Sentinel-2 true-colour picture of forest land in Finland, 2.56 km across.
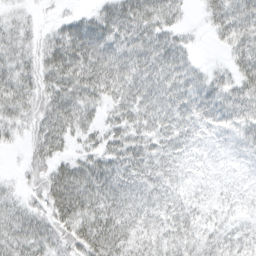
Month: March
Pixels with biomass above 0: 89%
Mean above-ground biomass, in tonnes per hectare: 37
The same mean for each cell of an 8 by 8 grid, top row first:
16 5 23 51 59 29 31 52
37 35 67 55 53 40 4 36
51 42 65 66 56 47 28 38
41 48 51 29 51 51 41 38
11 48 19 36 40 34 14 21
6 35 55 54 42 25 9 8
25 36 61 52 43 31 21 14
42 35 49 58 35 37 27 27
